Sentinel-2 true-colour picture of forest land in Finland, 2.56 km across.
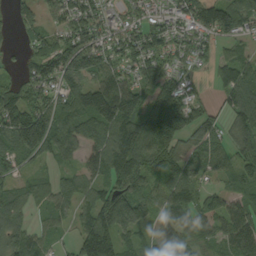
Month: September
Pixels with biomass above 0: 84%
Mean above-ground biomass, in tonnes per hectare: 89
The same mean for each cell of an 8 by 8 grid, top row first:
48 54 89 52 73 89 149 108
13 86 132 97 124 81 46 33
43 99 108 97 77 86 22 96
151 108 105 178 139 156 51 104
113 100 81 136 140 91 111 90
53 36 61 100 91 112 57 77
67 54 63 157 88 96 71 82
89 40 111 145 63 96 48 103
